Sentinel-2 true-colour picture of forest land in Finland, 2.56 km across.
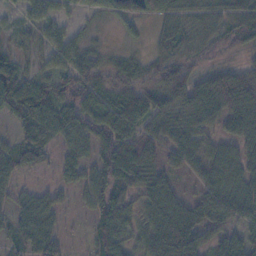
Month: November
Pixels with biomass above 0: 85%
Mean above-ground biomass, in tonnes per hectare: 57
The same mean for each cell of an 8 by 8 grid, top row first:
18 41 23 35 41 50 41 64
30 39 50 17 18 49 34 35
93 57 69 51 60 81 36 48
88 100 79 72 91 91 83 79
53 57 53 73 77 68 45 63
41 12 48 91 86 42 50 58
42 61 15 85 59 81 64 67
42 72 11 80 67 122 56 45
